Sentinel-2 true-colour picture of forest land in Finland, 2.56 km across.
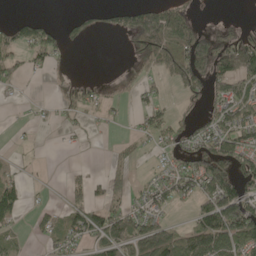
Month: May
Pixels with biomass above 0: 49%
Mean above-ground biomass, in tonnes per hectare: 55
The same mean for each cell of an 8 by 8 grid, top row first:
16 10 29 32 105 91 8 15
52 87 12 0 82 85 113 116
41 14 29 14 36 53 97 108
3 13 37 16 44 26 57 100
5 2 13 6 14 65 110 91
31 2 17 32 10 78 150 99
83 20 64 63 77 26 107 170
26 29 66 94 109 80 144 114
